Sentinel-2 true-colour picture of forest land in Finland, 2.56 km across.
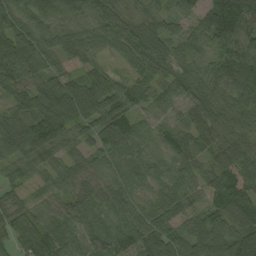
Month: August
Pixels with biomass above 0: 97%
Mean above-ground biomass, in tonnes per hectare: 76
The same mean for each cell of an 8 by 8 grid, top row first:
84 98 83 78 45 63 99 141
123 75 64 59 97 52 65 107
87 81 62 65 67 74 69 100
66 131 113 117 53 54 85 73
125 126 64 84 34 78 66 72
64 50 51 41 43 57 69 100
54 41 57 50 50 69 67 86
65 82 62 56 76 72 116 120
